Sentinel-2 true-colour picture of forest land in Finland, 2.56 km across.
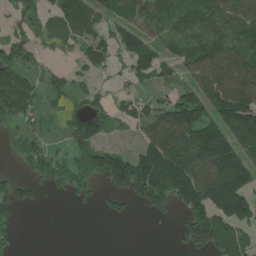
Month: June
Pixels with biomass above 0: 62%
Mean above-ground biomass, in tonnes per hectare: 85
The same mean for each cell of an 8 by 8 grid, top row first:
38 44 127 62 77 100 123 108
57 21 59 77 107 51 112 114
125 29 25 17 45 45 119 132
115 25 39 59 72 150 131 192
31 29 92 29 89 151 147 119
37 113 149 183 208 223 170 151
95 6 25 34 52 64 171 163
29 0 0 0 0 33 147 88
